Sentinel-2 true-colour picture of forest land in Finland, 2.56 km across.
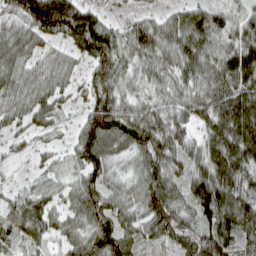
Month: April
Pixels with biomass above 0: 93%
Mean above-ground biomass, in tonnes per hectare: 91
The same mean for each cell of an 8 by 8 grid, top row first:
75 188 142 18 35 54 96 65
92 44 99 115 102 97 91 149
74 69 40 109 54 80 96 141
61 74 37 145 84 74 113 212
30 27 89 111 119 93 113 197
13 45 68 55 99 80 163 136
52 61 97 90 90 100 140 146
52 51 73 115 79 100 126 97
